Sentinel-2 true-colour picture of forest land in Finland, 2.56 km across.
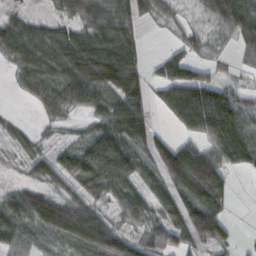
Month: October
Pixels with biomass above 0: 79%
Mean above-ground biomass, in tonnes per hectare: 62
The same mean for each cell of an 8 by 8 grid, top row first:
27 24 56 90 48 25 36 95
69 71 78 76 36 26 34 33
24 61 103 68 46 79 55 19
3 35 34 77 64 77 175 95
18 22 37 54 77 73 71 120
11 53 82 60 48 142 158 12
76 77 63 31 57 112 141 2
57 33 77 93 61 72 95 12
